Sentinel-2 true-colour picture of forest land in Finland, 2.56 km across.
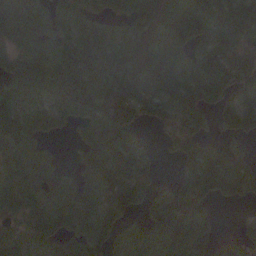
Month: November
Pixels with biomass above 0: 83%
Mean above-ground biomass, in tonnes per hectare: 116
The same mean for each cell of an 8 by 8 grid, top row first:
93 97 109 63 111 122 149 137
84 106 137 96 122 104 130 114
126 132 132 128 128 115 178 147
126 106 110 208 131 160 128 183
121 44 54 95 44 77 95 59
132 89 71 117 93 52 166 184
105 137 158 123 100 243 84 28
95 112 126 118 124 129 113 105
